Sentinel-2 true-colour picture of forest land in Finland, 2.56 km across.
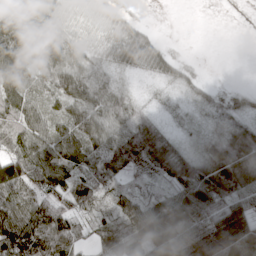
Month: April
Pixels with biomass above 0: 84%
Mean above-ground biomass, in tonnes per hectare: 65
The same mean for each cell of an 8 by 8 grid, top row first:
86 73 20 41 6 0 0 0
126 107 57 39 68 7 0 0
108 69 85 31 8 31 14 1
87 45 69 72 34 21 38 45
60 76 69 84 110 34 59 103
124 132 98 102 45 91 111 138
77 81 53 44 62 78 76 68
104 97 46 57 74 106 169 121
